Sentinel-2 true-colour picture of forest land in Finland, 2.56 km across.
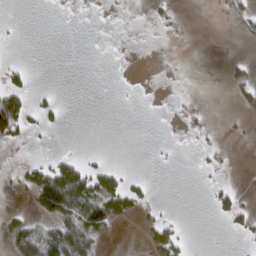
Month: March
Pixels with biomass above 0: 18%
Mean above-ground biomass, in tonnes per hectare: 14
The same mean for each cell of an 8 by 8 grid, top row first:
0 0 0 0 1 6 1 16
1 0 0 0 0 0 0 1
13 0 0 0 0 0 0 8
95 18 0 0 0 1 3 5
10 2 0 0 0 1 4 1
7 74 75 28 4 0 4 1
5 98 73 60 13 1 6 28
28 79 72 5 4 22 0 6
